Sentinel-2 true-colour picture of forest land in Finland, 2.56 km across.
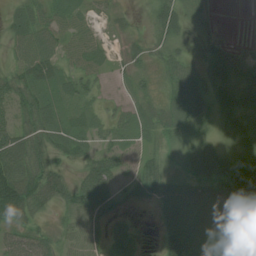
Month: July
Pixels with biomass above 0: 81%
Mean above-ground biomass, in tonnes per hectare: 37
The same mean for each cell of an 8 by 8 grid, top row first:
24 33 18 13 5 42 10 0
27 43 36 10 16 18 10 5
43 48 38 9 12 41 21 25
48 49 22 18 21 38 24 27
77 45 35 19 15 19 24 21
95 63 34 46 43 24 45 67
90 28 56 36 6 86 85 50
43 29 34 38 8 107 108 107
